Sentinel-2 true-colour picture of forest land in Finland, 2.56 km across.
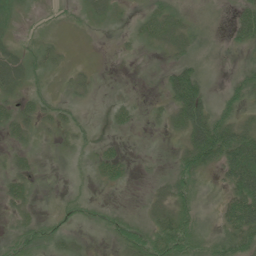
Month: June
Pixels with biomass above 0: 57%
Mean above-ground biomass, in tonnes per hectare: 23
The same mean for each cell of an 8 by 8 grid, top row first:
17 7 10 15 17 26 6 40
16 16 0 1 9 24 11 22
27 9 11 1 1 55 16 29
27 19 11 16 5 45 53 28
12 2 14 12 1 10 110 91
22 0 6 26 2 26 15 95
21 3 16 9 10 35 3 87
18 21 10 11 41 55 20 54
